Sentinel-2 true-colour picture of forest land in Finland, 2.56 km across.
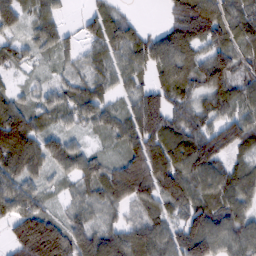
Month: February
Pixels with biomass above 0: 89%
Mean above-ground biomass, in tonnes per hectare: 80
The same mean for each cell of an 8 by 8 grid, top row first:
74 63 25 65 5 62 122 93
54 51 43 84 102 130 82 76
14 25 48 63 46 106 103 68
93 65 78 66 124 71 77 80
156 81 36 35 121 107 119 88
93 42 72 84 121 111 109 81
105 40 47 51 61 56 100 84
83 166 87 93 101 87 132 88
